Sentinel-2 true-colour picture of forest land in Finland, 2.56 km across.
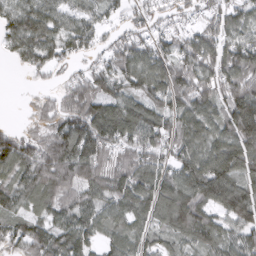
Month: March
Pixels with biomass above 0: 88%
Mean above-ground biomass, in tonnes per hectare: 79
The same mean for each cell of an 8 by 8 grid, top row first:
82 86 52 37 45 44 50 67
63 88 53 53 76 69 87 95
0 18 61 79 107 100 74 89
1 41 107 111 100 89 88 128
93 81 130 88 83 78 99 126
73 106 74 89 100 90 139 101
64 73 77 69 87 133 85 112
68 93 88 60 65 57 77 71
